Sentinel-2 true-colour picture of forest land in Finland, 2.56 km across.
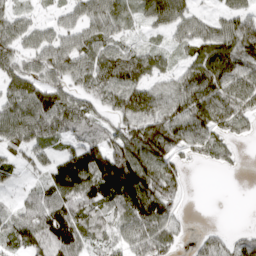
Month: April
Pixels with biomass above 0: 81%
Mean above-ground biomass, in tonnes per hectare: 78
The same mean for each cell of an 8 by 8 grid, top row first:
53 20 61 84 66 92 33 65
70 70 78 69 46 42 71 101
93 73 61 118 88 60 89 87
104 140 107 70 121 98 122 80
90 63 81 107 162 100 84 28
32 61 128 181 149 67 1 5
38 120 108 84 133 49 0 0
72 137 106 67 109 54 40 36
